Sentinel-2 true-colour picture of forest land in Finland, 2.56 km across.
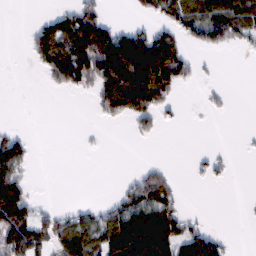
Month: February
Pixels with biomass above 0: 41%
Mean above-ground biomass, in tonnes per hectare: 47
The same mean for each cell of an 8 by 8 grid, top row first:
0 29 98 9 23 78 106 121
0 100 120 141 134 80 36 22
0 33 84 139 155 85 6 0
0 0 0 66 89 11 9 0
65 0 3 0 4 0 1 2
79 0 0 0 36 11 17 0
131 17 18 36 105 49 1 1
97 61 77 102 159 98 73 0
